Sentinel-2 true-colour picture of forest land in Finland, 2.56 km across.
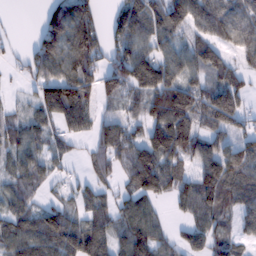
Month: February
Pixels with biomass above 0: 78%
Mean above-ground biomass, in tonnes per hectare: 90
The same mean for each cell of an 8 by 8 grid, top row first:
2 88 138 49 129 109 114 88
14 111 154 85 79 71 107 78
15 102 134 97 139 111 85 77
25 105 139 42 73 180 134 96
70 67 28 109 111 148 93 77
78 54 24 60 177 91 133 107
72 72 58 66 80 32 105 72
110 152 145 93 123 48 83 50
